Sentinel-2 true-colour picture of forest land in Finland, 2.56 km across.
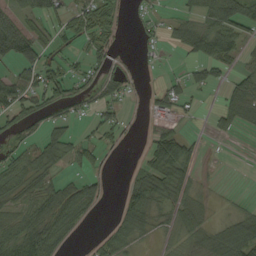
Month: September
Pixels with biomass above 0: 54%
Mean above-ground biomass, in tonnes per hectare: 41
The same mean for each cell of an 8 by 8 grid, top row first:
56 50 61 54 20 23 55 89
67 46 27 39 19 27 75 45
53 79 40 41 8 23 43 44
64 39 21 33 13 39 11 60
32 64 46 21 19 97 4 1
52 42 31 11 57 65 0 3
38 55 53 9 74 45 18 5
64 91 8 46 26 35 53 81
